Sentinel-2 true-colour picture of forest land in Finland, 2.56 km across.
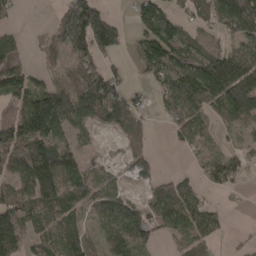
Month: April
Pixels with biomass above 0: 70%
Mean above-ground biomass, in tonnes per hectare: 76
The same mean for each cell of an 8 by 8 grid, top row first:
19 8 153 62 72 47 71 138
51 39 99 92 74 102 76 57
91 43 93 99 31 113 158 187
80 180 101 107 44 80 74 115
117 124 35 4 45 26 36 30
107 139 104 31 44 63 47 42
109 103 72 86 52 121 66 9
88 75 76 64 65 45 60 8
